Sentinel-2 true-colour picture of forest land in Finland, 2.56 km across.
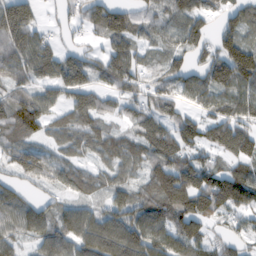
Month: February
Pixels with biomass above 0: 83%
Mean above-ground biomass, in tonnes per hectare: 78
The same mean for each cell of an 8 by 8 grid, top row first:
152 14 54 132 63 84 54 81
106 68 44 77 42 63 59 134
63 66 89 85 59 67 96 132
111 55 87 38 62 59 49 76
84 48 62 66 81 85 64 114
52 59 68 53 63 129 93 112
81 53 60 74 96 110 99 91
62 79 100 143 117 91 65 40
